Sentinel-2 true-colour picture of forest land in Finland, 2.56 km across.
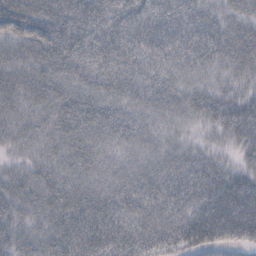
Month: October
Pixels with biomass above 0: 97%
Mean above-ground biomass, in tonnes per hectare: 45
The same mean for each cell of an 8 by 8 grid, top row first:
62 52 61 61 63 58 38 33
33 68 71 65 57 59 55 41
34 41 37 51 51 33 25 23
29 32 47 40 36 32 38 48
26 30 36 32 30 23 19 31
26 31 32 31 38 46 50 41
35 41 56 53 45 46 84 96
39 46 64 59 48 55 70 51
